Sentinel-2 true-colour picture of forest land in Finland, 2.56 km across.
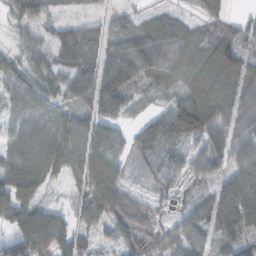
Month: October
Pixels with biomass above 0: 87%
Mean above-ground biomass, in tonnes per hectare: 61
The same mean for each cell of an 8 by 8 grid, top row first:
38 22 16 30 26 23 38 19
26 44 48 49 84 53 57 65
48 56 67 98 50 28 93 78
53 63 62 73 27 95 126 79
72 104 90 87 57 52 72 64
94 61 74 84 16 48 54 82
78 42 45 96 53 23 66 136
78 106 46 39 58 50 45 66
